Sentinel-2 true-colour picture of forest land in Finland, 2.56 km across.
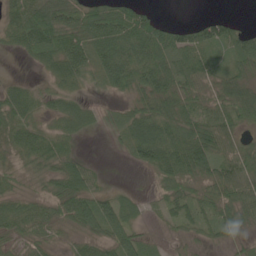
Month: June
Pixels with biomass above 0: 80%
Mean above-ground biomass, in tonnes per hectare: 47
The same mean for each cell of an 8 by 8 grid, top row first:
46 81 67 72 55 2 21 8
25 67 70 78 70 71 53 67
16 27 37 56 61 64 42 62
53 28 42 25 72 72 49 70
43 47 12 8 103 70 76 34
30 42 63 4 7 71 57 72
38 37 72 65 22 39 40 59
44 32 31 69 41 18 24 29
